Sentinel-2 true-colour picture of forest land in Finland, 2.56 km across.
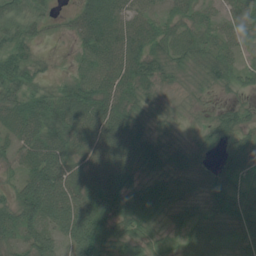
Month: July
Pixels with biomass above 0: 89%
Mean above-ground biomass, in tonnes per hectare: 50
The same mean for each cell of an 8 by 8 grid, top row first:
41 22 49 56 42 37 28 51
43 6 35 59 58 55 54 39
54 22 49 64 56 16 35 33
56 71 73 68 36 13 12 32
47 78 55 63 62 37 27 47
30 90 59 64 49 67 44 57
57 88 89 88 70 50 53 64
44 57 91 52 45 23 63 52
